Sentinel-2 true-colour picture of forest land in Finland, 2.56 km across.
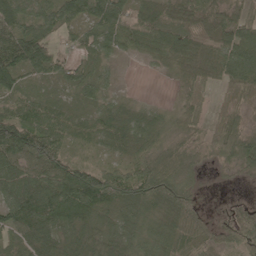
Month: May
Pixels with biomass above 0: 88%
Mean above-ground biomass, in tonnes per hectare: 67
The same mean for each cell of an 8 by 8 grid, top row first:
75 89 84 117 73 61 76 60
109 74 50 46 63 111 66 101
65 33 56 17 1 34 52 77
70 69 34 45 28 39 38 33
161 111 35 43 53 47 58 107
93 91 125 100 92 99 17 30
110 115 112 60 69 109 11 38
57 72 65 53 46 46 39 75
